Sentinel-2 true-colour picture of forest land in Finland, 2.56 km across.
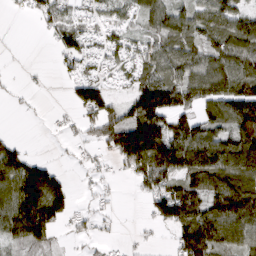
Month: March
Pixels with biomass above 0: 68%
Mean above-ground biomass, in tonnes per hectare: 68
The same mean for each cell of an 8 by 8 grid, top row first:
7 60 29 41 55 70 75 72
1 9 77 42 45 72 70 100
4 3 60 21 60 75 110 111
3 5 52 72 130 87 61 124
35 1 22 94 200 122 122 126
125 102 7 16 85 100 136 130
120 137 15 11 16 130 98 152
58 52 17 12 8 58 134 81
